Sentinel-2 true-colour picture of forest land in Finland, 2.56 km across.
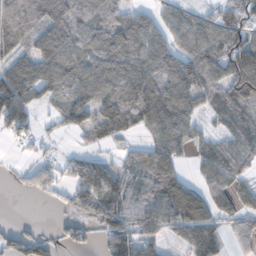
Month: November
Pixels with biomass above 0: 75%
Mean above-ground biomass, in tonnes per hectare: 86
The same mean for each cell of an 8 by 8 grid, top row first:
160 153 96 90 70 61 57 93
104 148 100 138 125 93 115 129
132 109 98 129 136 126 75 134
131 23 93 143 134 126 49 72
28 26 19 34 60 85 55 60
20 76 87 86 94 101 46 45
0 12 51 106 98 148 101 68
65 43 49 103 102 34 104 58
